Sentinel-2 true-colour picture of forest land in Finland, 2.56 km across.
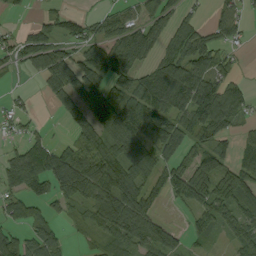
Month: September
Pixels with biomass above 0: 71%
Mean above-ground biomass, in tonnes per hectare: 80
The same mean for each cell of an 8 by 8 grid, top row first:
9 35 38 49 61 69 21 50
60 104 65 121 107 83 100 23
8 88 121 111 83 153 111 35
33 6 81 141 122 118 140 67
34 55 77 95 106 95 84 58
109 134 170 131 88 77 141 115
56 46 46 136 102 15 93 96
80 81 11 75 96 61 44 88
